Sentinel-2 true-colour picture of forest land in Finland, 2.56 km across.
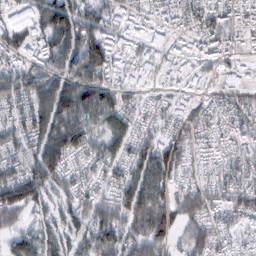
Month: February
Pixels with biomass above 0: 86%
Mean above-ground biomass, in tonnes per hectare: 68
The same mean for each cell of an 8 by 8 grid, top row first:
64 88 80 52 47 61 75 90
54 71 90 59 46 35 68 53
68 82 93 47 26 25 31 53
66 113 121 100 47 33 56 66
66 108 83 78 69 73 38 49
82 92 56 63 105 58 38 66
96 54 63 83 123 83 65 67
58 66 72 82 104 49 74 32
